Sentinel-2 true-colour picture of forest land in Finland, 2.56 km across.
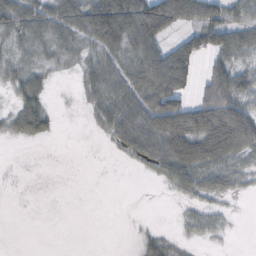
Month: October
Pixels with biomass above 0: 58%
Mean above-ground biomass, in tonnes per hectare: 39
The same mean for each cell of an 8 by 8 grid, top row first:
62 55 59 124 89 78 70 38
33 34 30 66 76 70 67 68
34 18 21 56 79 132 76 66
42 33 4 48 80 109 96 81
5 5 0 15 60 73 68 68
0 0 0 0 5 48 46 28
0 0 0 0 0 4 18 1
0 0 0 0 22 14 10 0
